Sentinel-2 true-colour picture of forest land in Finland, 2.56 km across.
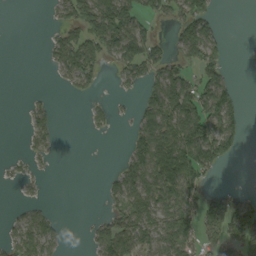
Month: September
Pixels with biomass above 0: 46%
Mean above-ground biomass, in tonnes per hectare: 43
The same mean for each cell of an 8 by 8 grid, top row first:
0 7 77 135 60 44 55 0
0 27 90 71 90 35 66 1
0 3 53 8 49 82 62 7
0 23 1 21 51 93 97 40
0 24 0 0 71 109 130 38
14 7 0 22 85 111 34 1
8 13 0 26 77 76 50 65
45 40 2 105 64 84 48 76
